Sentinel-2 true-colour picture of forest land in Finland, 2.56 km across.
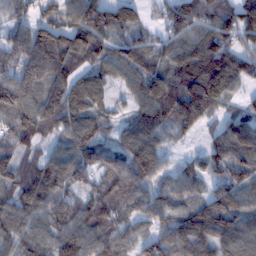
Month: February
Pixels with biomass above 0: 93%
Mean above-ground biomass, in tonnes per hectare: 99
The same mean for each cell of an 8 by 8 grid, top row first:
64 69 125 138 51 118 101 120
108 137 111 92 79 87 101 82
127 122 93 65 106 101 184 105
130 122 106 40 81 121 87 53
86 49 112 64 118 31 48 150
87 107 87 94 107 76 86 96
90 102 93 105 88 100 130 112
87 90 134 106 89 102 135 137
